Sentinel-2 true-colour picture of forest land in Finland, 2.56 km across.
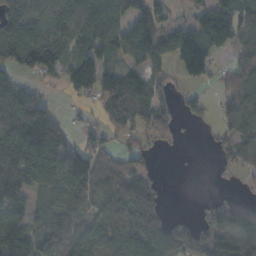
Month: October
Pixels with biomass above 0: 72%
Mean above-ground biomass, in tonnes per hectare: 93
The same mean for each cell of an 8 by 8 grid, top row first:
105 102 122 137 119 24 125 109
127 133 111 99 114 173 168 73
70 34 148 91 90 36 52 87
145 73 15 79 93 40 18 114
155 143 59 45 41 12 9 107
125 135 152 100 74 1 1 28
100 81 72 100 138 3 44 57
178 83 105 124 184 141 122 194
